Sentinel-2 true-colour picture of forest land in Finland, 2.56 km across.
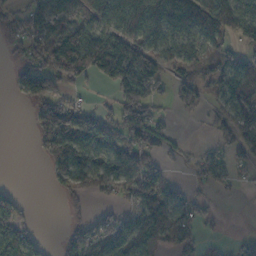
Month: November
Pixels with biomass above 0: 59%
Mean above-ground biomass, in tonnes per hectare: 64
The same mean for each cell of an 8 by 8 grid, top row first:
43 91 46 74 107 112 119 107
31 80 168 133 71 71 61 49
45 110 49 66 56 40 53 98
0 124 102 63 89 28 34 98
0 93 128 87 99 32 11 72
0 27 95 93 98 11 45 21
57 0 20 26 133 82 19 0
69 9 57 75 87 74 14 31
